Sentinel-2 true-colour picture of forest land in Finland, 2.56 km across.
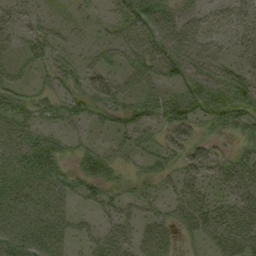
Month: September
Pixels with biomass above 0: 73%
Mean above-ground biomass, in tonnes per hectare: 41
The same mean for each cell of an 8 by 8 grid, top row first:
20 16 14 31 84 42 27 34
17 44 15 31 62 76 48 22
29 23 36 36 48 45 60 48
50 31 36 44 51 65 56 63
54 43 21 24 36 51 39 26
53 54 42 34 29 34 42 54
52 60 18 33 27 36 51 51
55 66 21 41 42 24 29 60
